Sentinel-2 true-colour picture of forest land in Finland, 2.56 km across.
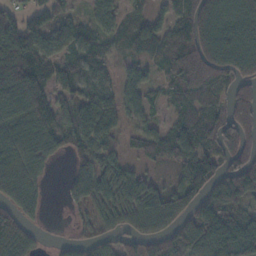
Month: November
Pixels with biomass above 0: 79%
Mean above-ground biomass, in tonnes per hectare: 90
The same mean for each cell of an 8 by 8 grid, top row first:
57 57 33 76 37 74 177 162
110 73 77 33 58 120 176 175
179 100 67 33 63 133 163 101
102 133 80 73 50 45 92 146
100 86 63 55 64 88 84 148
76 24 73 75 50 34 99 161
92 15 36 67 92 76 145 105
152 8 44 50 87 105 152 190
